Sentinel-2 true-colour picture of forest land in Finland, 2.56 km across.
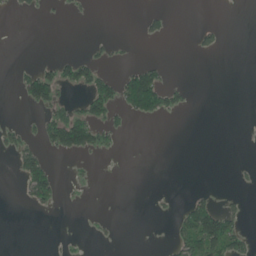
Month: June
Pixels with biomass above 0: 15%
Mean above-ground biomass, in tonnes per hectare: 16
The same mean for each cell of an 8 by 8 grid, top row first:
6 2 4 0 10 1 0 0
0 0 1 11 0 0 15 0
12 53 44 35 96 3 0 0
0 31 33 38 62 18 0 0
28 39 78 17 0 0 0 0
17 62 5 0 0 0 0 3
1 17 2 0 0 9 64 17
0 1 3 4 0 30 134 49
